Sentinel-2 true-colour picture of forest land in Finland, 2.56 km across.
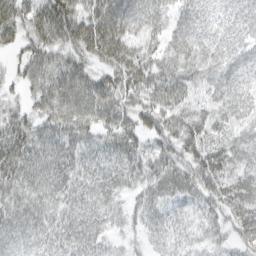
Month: March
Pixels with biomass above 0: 91%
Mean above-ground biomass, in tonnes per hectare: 51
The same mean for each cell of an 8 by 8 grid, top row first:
52 71 55 76 67 43 58 57
24 55 53 76 47 49 63 58
22 54 59 51 56 58 47 65
31 48 67 59 50 55 44 48
59 53 47 43 33 50 51 52
57 64 46 45 48 54 59 54
57 58 60 41 35 28 34 65
59 57 72 26 20 30 27 37
